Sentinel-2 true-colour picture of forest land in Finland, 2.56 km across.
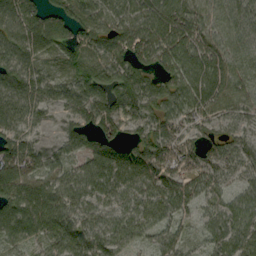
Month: September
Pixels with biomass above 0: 91%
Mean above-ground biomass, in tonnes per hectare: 73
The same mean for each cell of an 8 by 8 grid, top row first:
97 84 73 76 90 94 66 70
80 70 74 77 89 78 81 61
77 59 79 83 68 77 97 70
82 37 73 88 72 77 68 60
74 22 57 73 75 66 51 60
100 68 82 98 90 61 62 45
121 108 79 63 74 71 54 80
66 65 89 79 41 52 54 90
